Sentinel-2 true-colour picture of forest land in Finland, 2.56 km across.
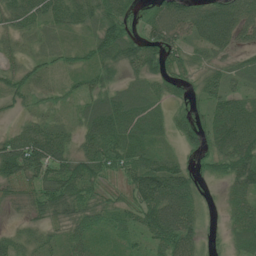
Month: July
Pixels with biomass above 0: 88%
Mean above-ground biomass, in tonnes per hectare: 54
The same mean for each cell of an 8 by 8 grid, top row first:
72 62 54 65 29 90 79 70
23 19 28 67 62 53 55 31
49 25 28 32 48 41 38 35
21 25 37 98 80 32 50 71
77 102 44 91 70 26 60 90
77 71 85 33 107 86 25 71
20 65 67 40 80 108 12 52
34 31 42 25 40 95 12 51
